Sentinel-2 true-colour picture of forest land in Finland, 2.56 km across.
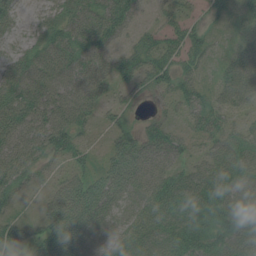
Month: July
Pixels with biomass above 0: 89%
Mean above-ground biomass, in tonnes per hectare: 62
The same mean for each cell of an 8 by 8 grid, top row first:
39 44 79 88 22 36 26 27
28 74 79 42 58 55 42 33
78 87 71 48 60 65 23 72
98 91 79 29 17 27 62 32
83 92 43 40 75 56 35 64
83 29 45 76 75 67 84 92
31 51 104 52 67 93 89 92
71 96 76 49 84 90 75 86
